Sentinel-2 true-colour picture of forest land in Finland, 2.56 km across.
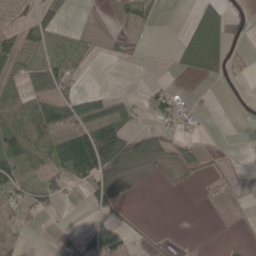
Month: May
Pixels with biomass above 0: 44%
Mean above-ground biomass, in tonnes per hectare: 25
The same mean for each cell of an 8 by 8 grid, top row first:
14 27 0 28 34 0 64 18
40 34 14 7 1 18 100 9
25 50 8 0 2 4 22 5
43 65 56 54 16 53 6 2
63 40 114 102 33 23 2 0
47 31 54 57 7 6 6 1
27 22 2 26 1 0 3 6
14 5 59 30 7 3 0 5
